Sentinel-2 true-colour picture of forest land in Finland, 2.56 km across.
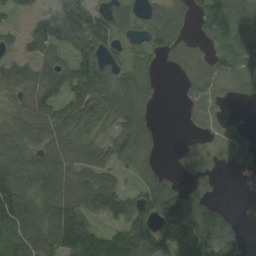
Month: August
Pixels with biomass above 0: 75%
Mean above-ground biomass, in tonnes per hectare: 78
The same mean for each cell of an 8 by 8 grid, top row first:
29 73 143 92 44 50 81 90
29 95 109 66 48 39 30 85
93 96 146 88 67 9 59 67
56 97 128 90 60 3 64 5
79 90 90 76 58 6 19 52
107 104 103 70 41 22 27 4
147 110 115 105 110 135 87 10
99 113 179 126 145 125 135 62
